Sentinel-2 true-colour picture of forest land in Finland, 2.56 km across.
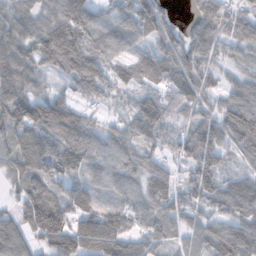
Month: November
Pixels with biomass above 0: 89%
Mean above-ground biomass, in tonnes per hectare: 85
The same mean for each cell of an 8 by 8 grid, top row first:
90 87 124 67 113 20 91 75
109 153 146 95 48 98 86 60
122 32 110 79 59 99 59 40
134 90 59 40 112 58 64 99
89 118 106 73 81 61 123 80
64 114 68 80 83 54 82 53
46 150 92 66 75 82 64 88
84 106 128 111 80 47 86 117
